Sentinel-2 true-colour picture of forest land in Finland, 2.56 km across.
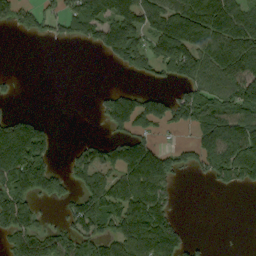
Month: September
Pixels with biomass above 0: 55%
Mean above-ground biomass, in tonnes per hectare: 98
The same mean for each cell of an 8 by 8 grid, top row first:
86 64 117 132 128 164 165 123
0 2 16 155 128 219 156 160
15 0 0 0 37 85 114 164
21 1 0 113 121 100 118 108
187 81 33 80 112 32 150 204
177 160 77 90 183 76 66 134
212 28 106 121 187 40 0 0
164 159 119 144 209 115 9 0
